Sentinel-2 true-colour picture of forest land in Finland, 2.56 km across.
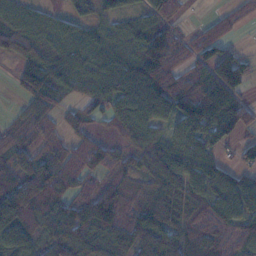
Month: November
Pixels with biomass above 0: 82%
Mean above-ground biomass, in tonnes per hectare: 76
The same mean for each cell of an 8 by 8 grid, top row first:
67 48 35 40 47 50 17 34
63 56 78 59 116 90 77 23
40 94 67 81 117 95 136 97
18 51 49 58 74 95 153 92
55 55 56 38 68 82 82 50
82 95 72 49 63 116 100 62
140 90 89 116 79 110 88 97
79 67 86 90 125 103 93 54
